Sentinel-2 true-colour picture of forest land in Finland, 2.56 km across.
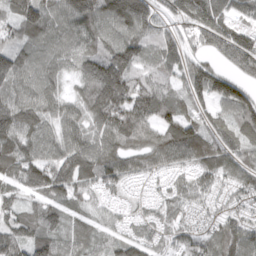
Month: April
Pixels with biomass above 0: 94%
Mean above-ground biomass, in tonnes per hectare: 110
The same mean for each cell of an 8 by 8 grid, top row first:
99 129 166 148 153 123 175 82
90 105 103 142 114 120 115 173
132 105 105 226 94 79 161 110
152 101 97 193 139 107 73 121
137 103 120 141 127 148 112 96
107 137 126 101 60 58 92 103
84 100 59 45 41 75 51 67
126 110 73 62 78 59 96 139
